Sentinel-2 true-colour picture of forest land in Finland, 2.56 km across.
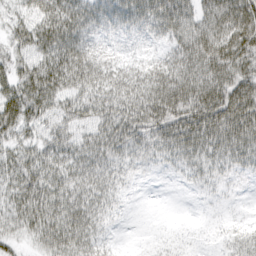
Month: March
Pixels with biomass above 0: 94%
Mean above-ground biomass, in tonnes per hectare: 53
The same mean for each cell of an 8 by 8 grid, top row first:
33 67 67 53 62 74 66 89
45 74 78 28 20 46 78 82
58 78 73 59 57 75 78 77
73 52 57 59 69 80 94 103
43 49 47 61 54 73 69 73
55 58 56 52 18 17 33 22
49 64 66 34 3 2 9 7
34 58 66 19 11 14 10 35
